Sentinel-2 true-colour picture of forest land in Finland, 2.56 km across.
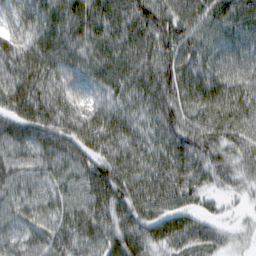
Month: February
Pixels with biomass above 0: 97%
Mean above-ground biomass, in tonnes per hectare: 71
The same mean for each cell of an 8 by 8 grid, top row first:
62 73 86 81 86 74 68 76
68 72 64 75 72 86 65 62
80 76 60 71 79 84 75 62
78 80 72 75 74 78 73 78
81 75 70 73 69 83 73 62
68 66 73 91 76 78 58 47
73 66 70 86 75 65 25 13
63 71 71 79 76 77 75 23
